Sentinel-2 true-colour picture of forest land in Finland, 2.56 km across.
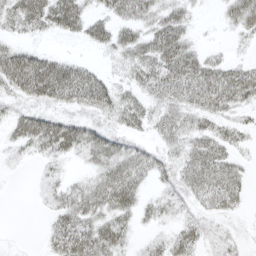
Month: April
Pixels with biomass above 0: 73%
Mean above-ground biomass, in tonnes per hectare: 32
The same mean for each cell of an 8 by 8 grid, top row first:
51 59 48 33 33 37 2 38
30 11 5 32 46 54 12 5
61 83 61 25 39 55 54 55
22 28 29 39 37 42 43 21
22 43 42 34 18 32 46 17
2 15 11 48 31 31 57 27
0 15 44 44 21 20 23 13
1 18 50 44 10 31 17 10
